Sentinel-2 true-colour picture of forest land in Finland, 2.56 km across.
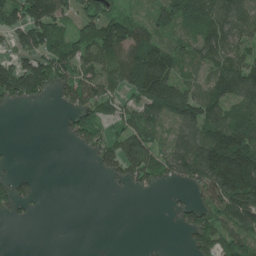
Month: June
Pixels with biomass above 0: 61%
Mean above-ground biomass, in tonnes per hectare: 78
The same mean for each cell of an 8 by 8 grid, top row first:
86 156 68 73 37 100 111 125
65 104 89 117 142 90 125 99
132 120 120 75 157 104 83 131
4 2 89 60 80 122 121 97
3 0 47 87 115 70 152 184
40 0 0 45 92 72 164 241
48 2 0 0 0 33 105 172
0 0 0 0 2 0 120 115
